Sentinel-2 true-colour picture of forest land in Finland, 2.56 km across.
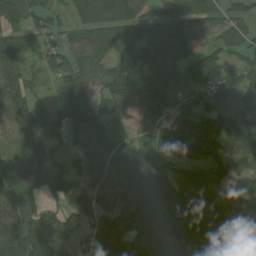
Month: July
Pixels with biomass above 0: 87%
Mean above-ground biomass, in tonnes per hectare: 121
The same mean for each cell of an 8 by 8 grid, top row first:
105 91 105 179 104 117 80 88
144 68 97 127 129 121 54 90
166 50 103 132 145 110 84 88
172 90 171 83 120 146 114 157
140 100 56 95 94 147 198 146
132 158 107 127 215 111 117 92
144 72 110 150 204 148 139 83
182 141 47 183 98 109 139 105
